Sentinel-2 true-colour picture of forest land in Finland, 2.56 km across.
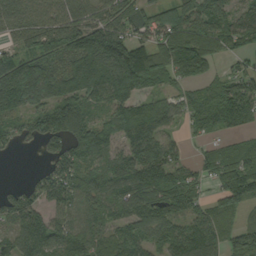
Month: September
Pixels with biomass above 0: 85%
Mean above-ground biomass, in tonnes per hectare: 104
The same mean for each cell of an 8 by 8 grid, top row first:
90 85 94 92 69 110 137 95
52 115 169 221 103 208 151 66
169 130 168 187 185 104 83 104
83 117 112 82 117 74 125 134
40 74 102 82 131 38 37 61
0 86 114 109 164 98 55 137
100 83 77 83 123 106 65 68
76 120 110 103 82 111 110 100
